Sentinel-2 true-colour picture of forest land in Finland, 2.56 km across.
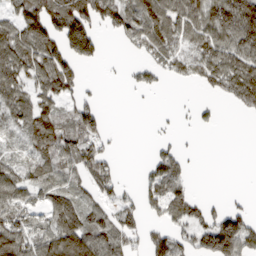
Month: March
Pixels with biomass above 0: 62%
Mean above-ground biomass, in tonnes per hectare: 64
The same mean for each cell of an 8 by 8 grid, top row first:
63 120 139 96 109 81 95 154
99 102 131 2 55 68 79 91
88 93 45 2 36 27 63 116
84 72 81 1 1 5 11 23
43 95 104 14 0 17 0 0
64 68 55 54 23 72 0 0
75 65 75 62 56 71 34 32
98 88 142 99 55 73 97 138
